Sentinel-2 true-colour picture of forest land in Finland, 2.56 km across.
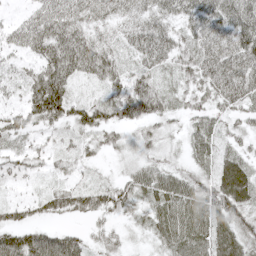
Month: May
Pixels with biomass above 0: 89%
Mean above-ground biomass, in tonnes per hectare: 48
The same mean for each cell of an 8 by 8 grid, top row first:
15 63 56 47 53 57 75 91
40 74 78 41 63 54 60 77
24 85 37 49 44 33 54 74
30 90 50 47 58 31 39 41
30 19 26 26 38 21 50 29
29 18 21 20 51 42 41 78
32 33 40 45 37 69 57 61
70 64 36 22 15 64 66 62
